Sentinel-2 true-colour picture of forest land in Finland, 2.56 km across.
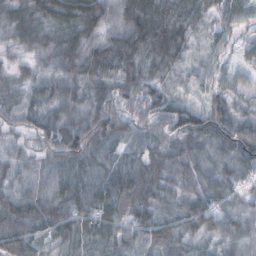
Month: October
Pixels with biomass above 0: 97%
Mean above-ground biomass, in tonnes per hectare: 54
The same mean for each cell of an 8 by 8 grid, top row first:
57 63 78 54 80 61 35 45
31 54 72 75 74 62 33 30
39 40 64 63 54 27 36 29
56 54 50 93 68 65 53 28
28 66 84 49 44 46 47 72
41 39 52 60 62 36 34 58
74 75 67 73 54 37 64 35
78 48 59 55 53 46 40 46
